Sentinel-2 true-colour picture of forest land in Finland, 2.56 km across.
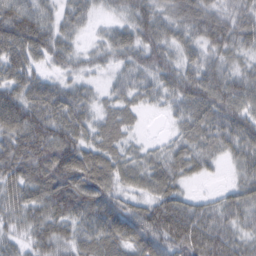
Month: February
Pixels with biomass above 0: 92%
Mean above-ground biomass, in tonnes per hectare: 66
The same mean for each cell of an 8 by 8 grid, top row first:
95 49 54 27 72 66 67 50
87 76 32 59 76 60 61 54
75 46 38 27 49 77 80 61
123 88 67 48 24 39 80 73
91 111 84 59 21 43 60 73
77 101 108 70 61 62 21 36
62 80 87 102 61 79 43 62
39 65 65 94 94 91 91 53
